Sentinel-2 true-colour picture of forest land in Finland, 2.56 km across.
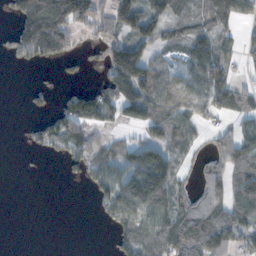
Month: November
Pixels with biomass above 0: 57%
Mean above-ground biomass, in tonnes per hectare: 58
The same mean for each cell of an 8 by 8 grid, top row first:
76 185 69 93 104 61 70 64
53 74 22 95 75 33 73 38
0 3 12 91 130 61 101 33
0 26 116 57 101 76 49 47
0 35 67 39 62 65 29 85
0 0 16 65 107 54 69 93
0 0 0 59 102 72 93 82
0 0 0 29 102 111 131 55
